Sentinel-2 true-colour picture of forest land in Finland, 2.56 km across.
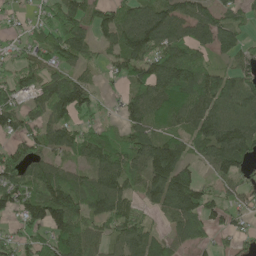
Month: May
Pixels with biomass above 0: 80%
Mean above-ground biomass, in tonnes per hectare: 87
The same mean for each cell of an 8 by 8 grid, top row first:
24 65 118 91 103 100 83 58
40 107 103 64 136 88 73 76
91 72 67 26 85 106 91 100
86 94 103 17 99 91 125 122
60 77 88 79 95 79 115 136
106 106 62 111 93 129 34 69
101 160 110 120 48 114 102 54
79 84 112 64 96 69 40 40
